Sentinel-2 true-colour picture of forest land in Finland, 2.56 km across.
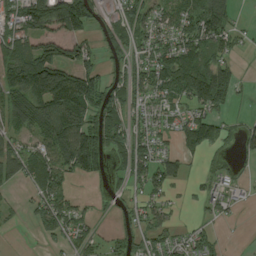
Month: August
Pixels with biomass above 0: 66%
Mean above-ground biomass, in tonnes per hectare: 101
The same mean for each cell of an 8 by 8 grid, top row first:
123 189 187 64 123 113 181 23
119 133 91 66 92 139 118 36
175 270 215 78 121 162 247 59
166 202 241 126 77 63 119 15
84 157 240 98 101 61 117 59
89 145 84 43 106 79 40 26
21 136 54 25 77 35 50 18
1 51 70 43 85 71 78 3
